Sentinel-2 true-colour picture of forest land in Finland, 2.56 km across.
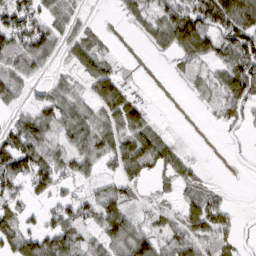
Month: March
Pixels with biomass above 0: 67%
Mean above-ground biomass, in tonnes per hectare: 53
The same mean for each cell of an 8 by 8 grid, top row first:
94 61 20 5 48 105 112 110
80 66 66 10 8 58 75 117
66 24 38 85 5 7 23 117
35 63 47 64 61 0 6 67
97 59 59 65 84 26 0 5
96 90 60 37 43 44 9 1
50 48 65 76 19 27 92 6
77 93 51 64 73 58 63 26
